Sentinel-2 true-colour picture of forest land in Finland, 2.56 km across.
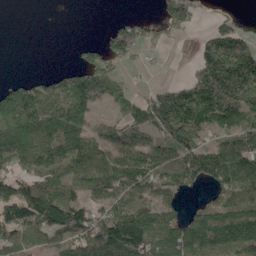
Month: May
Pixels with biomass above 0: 69%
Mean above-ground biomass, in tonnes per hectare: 104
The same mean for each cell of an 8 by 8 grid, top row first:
0 0 0 7 16 94 14 27
0 0 30 79 49 6 101 143
32 65 149 112 6 22 187 212
212 127 138 46 109 194 162 126
183 136 140 153 109 156 71 123
94 154 126 143 136 149 139 158
172 188 118 96 101 72 113 151
101 84 137 197 141 123 119 132
